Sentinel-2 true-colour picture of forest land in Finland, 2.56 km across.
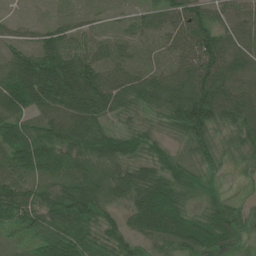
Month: July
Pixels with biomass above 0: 90%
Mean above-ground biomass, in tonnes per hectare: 57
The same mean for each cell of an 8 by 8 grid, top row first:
11 9 17 11 34 63 63 48
50 77 57 34 10 42 92 41
78 111 115 56 50 68 93 47
53 60 88 60 47 82 103 77
66 78 84 76 51 31 62 43
56 41 65 79 67 41 33 14
79 70 80 40 78 60 35 34
20 59 68 56 41 61 75 53
